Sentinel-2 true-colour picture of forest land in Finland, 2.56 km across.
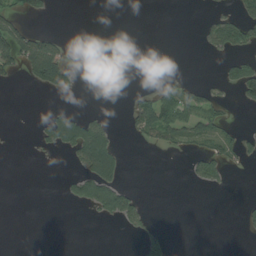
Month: August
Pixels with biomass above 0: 19%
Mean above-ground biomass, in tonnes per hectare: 22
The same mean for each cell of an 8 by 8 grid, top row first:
31 16 0 0 0 0 11 45
85 66 0 0 0 0 25 46
11 85 11 0 0 15 7 73
0 13 21 4 53 54 48 5
0 38 106 56 16 29 33 33
0 0 57 69 0 0 49 1
0 0 23 95 30 0 0 10
0 0 0 0 43 5 0 2
